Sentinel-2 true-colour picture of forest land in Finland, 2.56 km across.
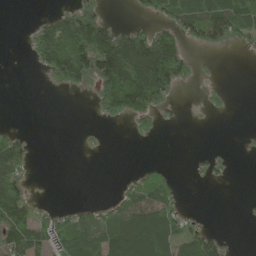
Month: June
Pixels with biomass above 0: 41%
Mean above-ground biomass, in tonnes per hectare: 47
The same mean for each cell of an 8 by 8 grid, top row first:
0 29 98 9 23 78 106 121
0 100 120 141 134 80 36 22
0 33 84 139 155 85 6 0
0 0 0 66 89 11 9 0
65 0 3 0 4 0 1 2
79 0 0 0 36 11 17 0
131 17 18 36 105 49 1 1
97 61 77 102 159 98 73 0
